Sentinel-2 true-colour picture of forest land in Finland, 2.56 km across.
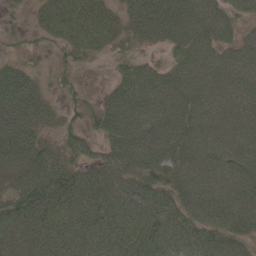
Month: May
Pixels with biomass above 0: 89%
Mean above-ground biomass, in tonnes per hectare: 63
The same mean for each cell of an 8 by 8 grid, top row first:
15 51 75 48 81 86 79 38
14 23 54 33 25 51 74 57
77 23 12 30 86 69 73 74
85 46 27 81 87 73 72 75
103 39 46 66 85 76 71 80
50 75 68 74 68 54 75 80
71 79 88 74 78 68 78 85
52 66 78 85 75 64 67 50
